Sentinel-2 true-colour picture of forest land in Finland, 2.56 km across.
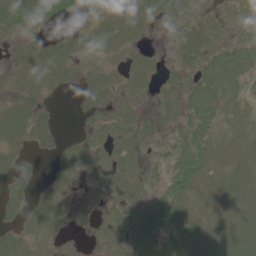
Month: June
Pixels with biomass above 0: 60%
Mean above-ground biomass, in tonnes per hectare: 7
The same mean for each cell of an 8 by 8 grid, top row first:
10 11 3 5 7 11 5 6
3 6 4 5 3 9 12 13
4 5 3 5 7 6 14 10
8 2 2 7 5 8 14 7
5 3 4 9 6 8 12 6
5 1 5 9 9 11 9 6
5 7 2 8 11 10 5 5
6 5 1 7 13 6 8 10
